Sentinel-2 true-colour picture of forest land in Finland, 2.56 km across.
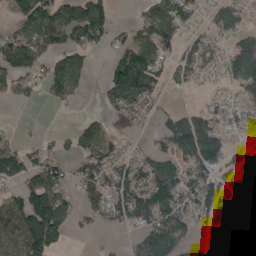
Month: May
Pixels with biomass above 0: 63%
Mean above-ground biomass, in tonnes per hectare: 80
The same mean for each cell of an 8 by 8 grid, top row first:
71 155 152 54 49 106 35 57
166 98 84 48 104 75 60 96
82 91 55 96 175 45 16 114
1 2 8 43 61 47 52 48
48 31 72 54 19 129 150 23
113 123 70 116 123 113 86 112
116 185 45 105 151 117 99 83
91 148 3 5 88 105 29 8
